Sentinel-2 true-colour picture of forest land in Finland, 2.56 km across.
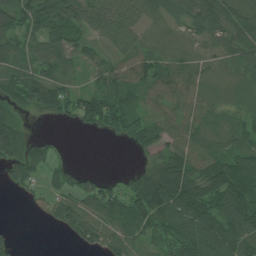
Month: July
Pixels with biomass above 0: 80%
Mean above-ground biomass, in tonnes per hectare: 75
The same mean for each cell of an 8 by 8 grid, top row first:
95 108 93 111 60 44 126 100
66 77 50 69 51 27 33 86
85 88 36 83 80 71 39 32
43 57 102 146 65 56 56 39
116 31 0 10 62 76 79 80
56 46 38 18 88 183 126 135
1 39 72 97 163 143 125 156
24 0 49 72 68 123 128 111
